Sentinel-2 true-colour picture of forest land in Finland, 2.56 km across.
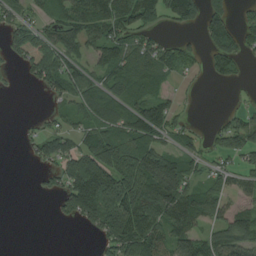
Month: August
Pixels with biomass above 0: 62%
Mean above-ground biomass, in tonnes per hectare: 69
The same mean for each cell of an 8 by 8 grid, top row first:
54 42 92 97 99 84 103 26
71 101 66 93 75 56 58 67
5 82 78 81 89 23 14 17
0 14 60 103 113 36 0 29
2 61 56 120 93 44 24 74
0 30 171 152 178 140 45 51
0 3 154 210 137 130 82 41
0 0 0 103 117 95 65 88
